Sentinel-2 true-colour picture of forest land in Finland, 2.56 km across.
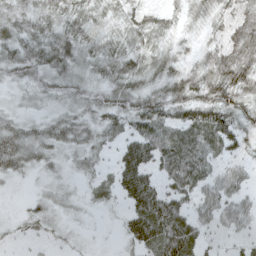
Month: April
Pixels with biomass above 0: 89%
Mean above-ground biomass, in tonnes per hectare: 39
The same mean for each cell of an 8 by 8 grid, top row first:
33 35 40 26 28 20 30 45
37 45 39 35 40 25 34 62
28 35 31 38 42 53 61 63
22 21 30 46 60 47 71 54
48 36 32 23 76 74 59 34
23 15 17 37 76 73 44 38
8 24 13 14 89 61 46 44
10 14 9 3 66 96 16 18
